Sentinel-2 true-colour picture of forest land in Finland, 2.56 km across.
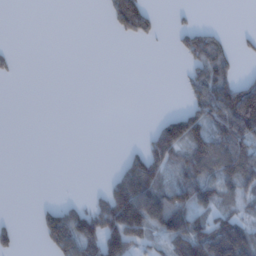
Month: February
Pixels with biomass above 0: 38%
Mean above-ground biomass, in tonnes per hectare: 52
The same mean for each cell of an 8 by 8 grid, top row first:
0 0 0 63 104 8 0 0
6 0 0 0 3 25 103 20
9 0 0 0 0 5 107 57
0 0 0 0 0 35 111 162
0 0 0 0 33 118 119 102
0 0 0 34 170 56 89 124
0 38 55 208 196 154 66 45
37 86 156 139 70 131 144 129
